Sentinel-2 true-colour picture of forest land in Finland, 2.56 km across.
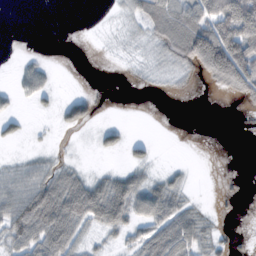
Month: November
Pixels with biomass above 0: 50%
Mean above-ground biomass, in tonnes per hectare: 39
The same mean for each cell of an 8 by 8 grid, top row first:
0 0 0 4 55 79 109 218
1 1 0 5 10 79 217 182
16 22 0 1 9 12 43 135
14 8 56 1 0 0 0 8
10 4 2 25 18 0 0 2
37 45 31 40 33 18 0 2
86 119 100 109 65 65 10 5
62 97 39 14 57 89 38 4
